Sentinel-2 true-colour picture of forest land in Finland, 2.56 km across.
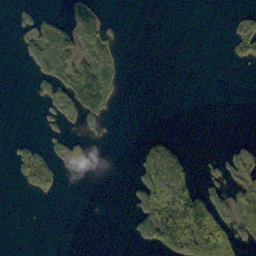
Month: October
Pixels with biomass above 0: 27%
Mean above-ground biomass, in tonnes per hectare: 39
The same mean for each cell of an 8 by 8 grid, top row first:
15 25 52 8 0 0 0 22
16 83 80 44 0 0 0 60
0 64 121 45 0 0 0 0
0 24 103 17 0 0 0 0
16 23 18 1 36 24 0 16
36 78 10 0 89 155 22 53
0 0 0 0 102 250 164 95
0 0 0 0 58 197 211 62
